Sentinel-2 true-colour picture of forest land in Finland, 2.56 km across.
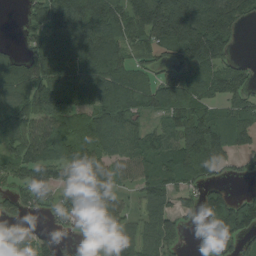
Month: August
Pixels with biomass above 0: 79%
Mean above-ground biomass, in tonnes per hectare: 102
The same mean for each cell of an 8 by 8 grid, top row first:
9 162 129 112 173 260 202 153
25 113 136 122 84 146 194 17
108 121 126 116 65 96 94 83
150 144 83 110 73 131 91 100
105 121 94 88 89 127 185 67
87 102 114 83 89 103 62 28
64 49 116 104 67 67 71 91
76 33 55 130 95 66 89 73
